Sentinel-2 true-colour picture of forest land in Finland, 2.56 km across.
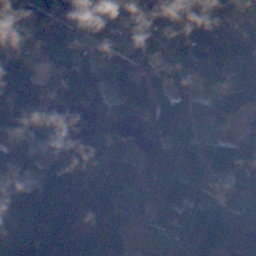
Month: November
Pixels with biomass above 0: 90%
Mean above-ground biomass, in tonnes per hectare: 102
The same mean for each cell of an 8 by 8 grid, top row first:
89 125 208 120 109 147 161 96
141 141 95 67 76 84 148 134
152 63 171 92 85 51 105 93
143 125 50 81 102 104 72 54
117 110 87 96 72 96 101 91
129 102 86 89 79 90 94 110
104 142 106 98 55 99 98 64
98 125 86 65 21 50 151 113
